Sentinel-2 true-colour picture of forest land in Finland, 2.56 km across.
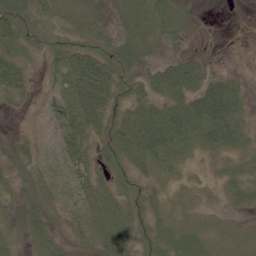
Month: June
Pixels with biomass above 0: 88%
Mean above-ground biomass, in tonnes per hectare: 41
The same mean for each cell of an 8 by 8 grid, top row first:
80 35 40 28 61 47 1 1
41 37 52 55 48 23 4 1
55 28 94 83 45 93 53 26
8 43 91 59 64 68 101 47
25 19 74 61 98 63 47 33
28 18 47 31 32 17 11 23
18 39 30 47 44 15 8 15
20 45 26 54 39 35 18 9
